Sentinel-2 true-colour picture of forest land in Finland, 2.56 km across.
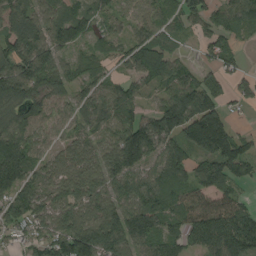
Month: August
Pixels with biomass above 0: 87%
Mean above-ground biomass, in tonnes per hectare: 109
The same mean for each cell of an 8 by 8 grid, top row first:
136 96 79 89 75 60 93 107
150 131 68 59 116 46 54 33
187 127 69 57 82 103 64 47
102 81 81 110 71 174 157 20
188 61 87 112 184 116 134 90
189 81 126 132 112 109 161 81
130 104 114 123 164 114 216 104
46 126 162 152 140 102 136 153
